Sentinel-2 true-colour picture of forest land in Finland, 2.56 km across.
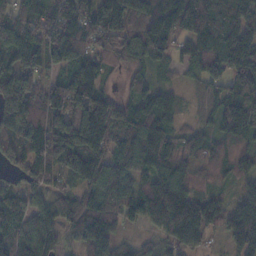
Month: November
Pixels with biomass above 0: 92%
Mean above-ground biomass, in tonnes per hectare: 103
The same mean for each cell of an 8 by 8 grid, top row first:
78 74 118 112 106 130 140 117
129 152 110 78 122 58 109 149
171 67 130 16 53 29 86 113
156 148 173 133 110 59 54 150
92 160 194 108 131 80 62 89
56 86 130 119 79 99 49 61
106 72 107 115 128 176 113 45
95 78 83 106 33 121 57 106
